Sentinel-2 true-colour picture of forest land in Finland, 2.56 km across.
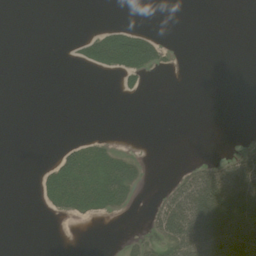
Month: August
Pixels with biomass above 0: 22%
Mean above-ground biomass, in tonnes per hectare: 17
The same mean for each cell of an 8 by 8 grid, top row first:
0 0 0 0 0 0 0 0
0 0 14 69 58 2 0 0
0 0 0 2 10 0 0 0
0 0 0 0 0 0 0 0
0 0 20 11 0 0 0 2
0 23 50 49 10 11 41 48
0 12 32 23 3 71 104 117
0 0 0 0 12 68 96 100
